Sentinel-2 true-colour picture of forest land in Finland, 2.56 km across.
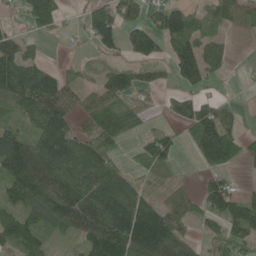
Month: June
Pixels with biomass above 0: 68%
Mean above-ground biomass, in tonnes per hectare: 69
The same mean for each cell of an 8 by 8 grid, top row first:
8 92 21 94 56 98 56 66
65 8 5 49 99 94 74 2
115 106 27 57 41 51 51 3
44 111 47 68 36 48 84 19
123 106 78 57 49 41 163 67
126 120 99 80 32 21 46 11
52 103 118 124 92 66 75 85
88 44 54 148 165 84 37 67
